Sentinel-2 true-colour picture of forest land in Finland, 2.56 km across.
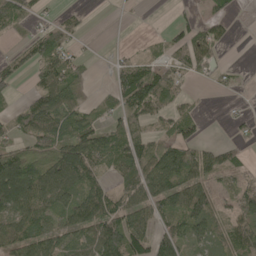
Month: May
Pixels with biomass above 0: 65%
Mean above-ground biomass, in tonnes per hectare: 62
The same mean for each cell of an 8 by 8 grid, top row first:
84 26 22 1 1 22 32 7
32 100 22 8 12 64 94 1
41 86 56 43 130 60 33 13
49 125 63 47 84 58 7 16
55 92 101 77 59 85 39 32
118 89 105 45 100 93 67 50
89 76 89 88 79 85 89 87
95 73 69 124 74 91 62 80
